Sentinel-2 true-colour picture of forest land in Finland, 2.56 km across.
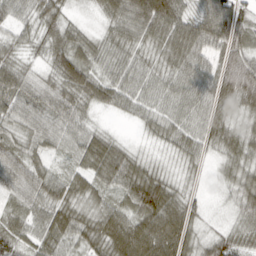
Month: March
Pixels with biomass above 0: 93%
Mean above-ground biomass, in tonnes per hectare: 49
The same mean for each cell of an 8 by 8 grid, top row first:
40 50 10 49 90 76 83 66
29 41 50 46 38 64 56 63
58 30 74 50 41 46 49 103
42 43 41 23 36 39 54 39
34 39 48 51 10 37 45 56
46 47 45 65 63 17 9 40
32 61 39 48 82 63 14 36
50 55 44 88 101 81 37 44
